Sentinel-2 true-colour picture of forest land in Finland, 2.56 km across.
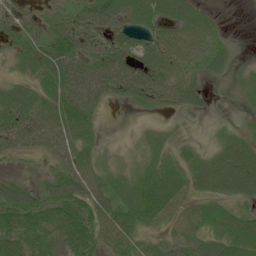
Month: June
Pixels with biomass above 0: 78%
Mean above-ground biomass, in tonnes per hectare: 50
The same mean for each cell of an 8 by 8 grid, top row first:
38 39 58 70 62 60 27 0
41 71 60 63 59 70 46 3
27 65 96 88 77 63 19 13
64 67 88 3 21 31 14 8
54 61 59 6 25 24 13 49
18 33 78 39 47 56 70 88
78 62 66 70 80 47 48 32
80 51 71 55 31 49 56 86
